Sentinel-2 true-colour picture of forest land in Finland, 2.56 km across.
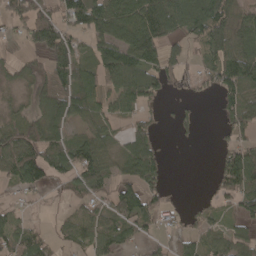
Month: April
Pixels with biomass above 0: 65%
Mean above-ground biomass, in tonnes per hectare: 59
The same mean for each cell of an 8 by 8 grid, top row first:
67 78 104 100 114 92 94 63
10 124 44 95 108 32 49 82
30 83 96 77 105 24 36 91
25 75 61 49 43 16 1 70
90 91 77 38 81 6 0 63
58 60 72 52 114 0 10 121
17 3 37 80 68 15 23 58
63 29 48 75 31 32 50 54
